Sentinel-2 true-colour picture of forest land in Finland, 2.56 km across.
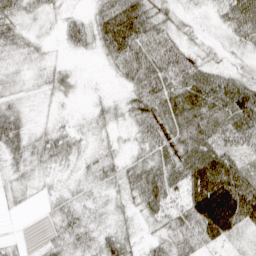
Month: April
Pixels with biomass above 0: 88%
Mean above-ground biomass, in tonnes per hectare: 37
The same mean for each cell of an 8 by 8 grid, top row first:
33 15 16 64 59 22 11 83
34 9 22 60 59 40 14 24
17 24 8 10 66 30 55 47
36 7 6 20 51 60 67 75
41 40 21 18 30 61 66 46
20 14 17 26 50 53 90 58
9 11 31 19 37 37 123 99
8 21 33 41 18 37 48 17
